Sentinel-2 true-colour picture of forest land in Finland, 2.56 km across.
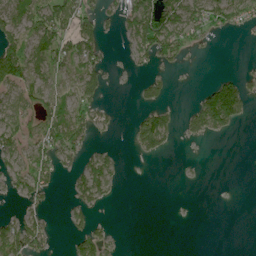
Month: June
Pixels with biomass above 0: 42%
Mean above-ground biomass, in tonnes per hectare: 40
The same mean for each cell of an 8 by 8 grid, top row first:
65 86 70 24 119 100 80 55
65 94 75 3 79 76 9 1
90 54 67 6 26 3 15 52
61 58 62 18 37 22 142 78
64 70 50 6 65 13 8 0
54 49 56 54 0 1 1 0
8 20 42 5 0 0 0 0
93 37 56 21 0 0 0 0
